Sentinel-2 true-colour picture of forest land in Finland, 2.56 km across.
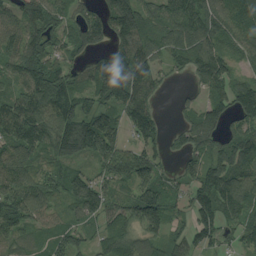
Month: August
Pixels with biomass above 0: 86%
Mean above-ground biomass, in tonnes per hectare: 113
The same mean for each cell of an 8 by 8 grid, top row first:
94 126 84 169 116 130 123 118
109 116 85 120 121 97 118 84
96 191 86 245 158 21 133 84
157 146 156 97 138 29 83 136
120 126 165 147 103 48 88 126
124 91 85 123 123 79 136 114
143 92 106 106 181 65 144 114
75 97 75 125 101 79 88 68
